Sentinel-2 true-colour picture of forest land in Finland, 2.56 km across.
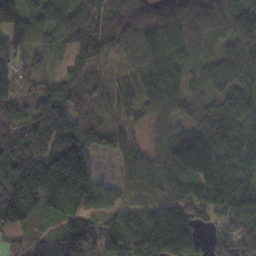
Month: November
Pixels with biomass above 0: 93%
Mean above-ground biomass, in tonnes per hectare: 118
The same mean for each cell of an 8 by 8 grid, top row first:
97 118 108 102 84 140 153 123
102 59 82 98 139 144 85 139
88 51 87 89 138 106 104 136
85 137 123 92 65 75 115 158
137 144 161 100 52 143 164 168
166 215 221 33 125 175 158 136
169 89 143 86 106 141 129 135
48 15 141 122 127 130 70 161
